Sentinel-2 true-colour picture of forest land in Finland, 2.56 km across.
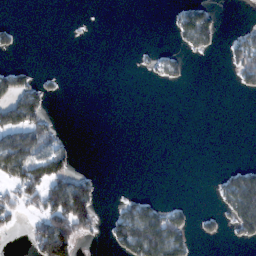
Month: February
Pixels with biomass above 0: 25%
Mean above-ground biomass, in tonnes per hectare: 30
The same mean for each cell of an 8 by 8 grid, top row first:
1 0 1 0 0 38 66 0
18 0 0 0 7 16 31 68
61 14 0 0 5 22 0 34
99 32 0 0 0 0 0 0
69 56 2 0 0 0 0 0
62 63 39 0 0 0 2 74
45 96 129 11 68 26 4 122
1 147 54 42 146 85 12 23
